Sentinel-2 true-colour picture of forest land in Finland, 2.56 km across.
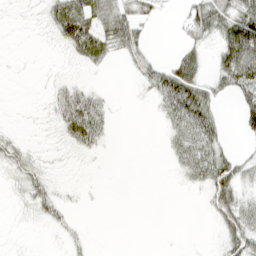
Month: April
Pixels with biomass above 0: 44%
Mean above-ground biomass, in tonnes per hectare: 23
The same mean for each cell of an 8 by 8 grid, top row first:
1 22 63 50 26 9 64 71
0 2 61 25 22 13 16 127
0 4 9 0 21 83 27 72
0 9 87 14 0 62 51 34
12 2 39 5 0 27 53 5
13 13 1 0 0 7 52 40
4 27 2 0 0 0 16 42
1 2 9 0 0 0 2 44
